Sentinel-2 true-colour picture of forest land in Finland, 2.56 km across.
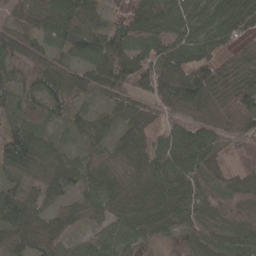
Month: April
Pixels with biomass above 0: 92%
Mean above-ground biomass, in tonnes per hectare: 68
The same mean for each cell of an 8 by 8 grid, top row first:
64 100 99 26 85 96 81 112
68 70 97 91 68 83 85 65
48 81 80 80 80 120 133 103
39 34 40 39 63 65 86 101
104 60 41 39 52 90 81 54
47 86 48 32 63 85 56 45
97 44 29 50 80 87 37 21
76 87 29 61 44 21 67 67
